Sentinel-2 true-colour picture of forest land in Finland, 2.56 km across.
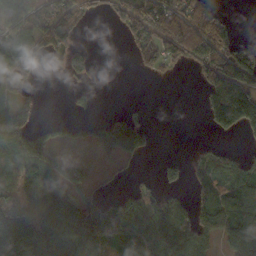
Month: October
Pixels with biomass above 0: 57%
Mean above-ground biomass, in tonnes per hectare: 78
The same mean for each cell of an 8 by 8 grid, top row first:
94 111 32 33 111 130 92 2
114 71 40 0 54 137 181 97
77 1 20 0 4 5 127 192
79 0 21 19 10 0 61 194
93 51 4 128 78 0 16 11
100 143 68 13 11 24 92 94
172 178 158 113 142 75 86 108
140 140 119 122 112 105 56 105
